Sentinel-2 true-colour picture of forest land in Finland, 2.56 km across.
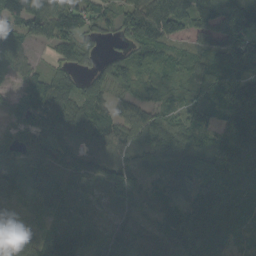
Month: September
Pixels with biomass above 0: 91%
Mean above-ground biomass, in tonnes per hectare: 83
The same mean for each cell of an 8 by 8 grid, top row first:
105 127 84 53 112 119 114 186
79 35 62 16 73 33 64 113
37 71 57 85 43 28 106 111
49 125 96 74 67 38 105 163
96 99 44 95 70 102 61 150
106 134 58 95 50 91 83 166
48 66 35 44 39 57 115 98
83 94 89 69 63 118 123 55
